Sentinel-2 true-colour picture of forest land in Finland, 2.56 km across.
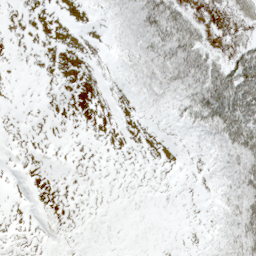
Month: May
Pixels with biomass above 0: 34%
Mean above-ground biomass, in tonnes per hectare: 13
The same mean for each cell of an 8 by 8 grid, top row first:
0 0 1 15 45 33 2 0
0 0 0 6 34 51 19 21
0 0 0 2 26 39 55 81
0 0 0 0 5 16 64 79
0 0 0 0 0 3 14 63
0 0 0 0 0 1 7 42
0 1 0 0 0 0 3 43
0 2 1 0 0 0 5 39
